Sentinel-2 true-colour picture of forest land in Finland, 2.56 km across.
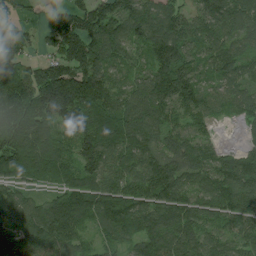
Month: July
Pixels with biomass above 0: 94%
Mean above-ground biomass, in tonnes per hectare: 123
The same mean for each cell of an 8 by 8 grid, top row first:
83 55 127 182 137 93 121 132
123 56 155 128 103 161 94 81
172 179 156 86 100 192 74 94
184 183 183 151 120 97 82 72
177 139 151 131 131 86 65 33
111 100 134 114 147 124 112 155
123 120 167 177 127 141 93 142
144 133 77 92 132 135 97 103
